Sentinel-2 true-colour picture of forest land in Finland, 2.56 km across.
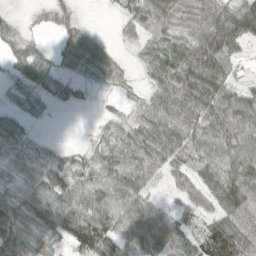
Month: April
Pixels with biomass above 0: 83%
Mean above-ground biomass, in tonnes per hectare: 58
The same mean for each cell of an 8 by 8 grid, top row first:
19 16 15 6 81 82 77 82
35 16 90 19 36 52 100 42
29 47 24 29 20 86 95 30
28 15 3 13 45 77 72 80
57 13 8 63 72 73 53 68
33 63 64 77 73 35 59 78
67 77 98 92 86 42 51 78
87 56 107 106 99 86 128 111
